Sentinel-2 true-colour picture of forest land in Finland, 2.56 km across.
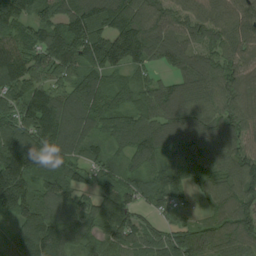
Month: August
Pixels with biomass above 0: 94%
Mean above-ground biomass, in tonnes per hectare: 102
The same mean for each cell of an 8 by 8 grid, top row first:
117 99 135 137 125 95 105 110
118 123 140 158 122 89 65 93
130 91 88 63 50 70 88 92
97 160 120 96 95 120 89 88
133 140 97 61 115 105 131 94
152 106 68 80 66 65 89 110
137 112 84 85 50 45 42 110
120 182 88 86 95 95 111 85
